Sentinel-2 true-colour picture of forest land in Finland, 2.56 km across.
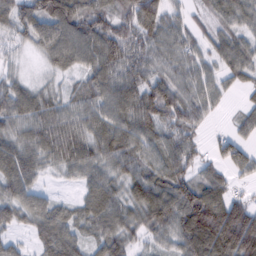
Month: February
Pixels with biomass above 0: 89%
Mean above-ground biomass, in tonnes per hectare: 71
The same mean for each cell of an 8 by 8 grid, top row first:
93 131 96 70 100 43 40 66
33 74 84 92 82 72 50 68
39 23 45 81 86 79 59 42
76 69 66 74 91 97 43 30
78 84 83 94 71 80 24 57
90 23 46 62 78 77 55 30
75 66 48 81 95 109 137 86
32 86 58 79 40 72 123 153
